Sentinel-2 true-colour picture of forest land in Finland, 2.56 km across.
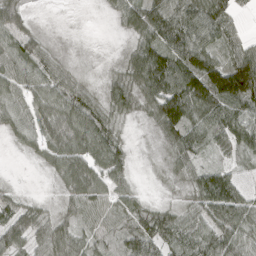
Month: April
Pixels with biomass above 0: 86%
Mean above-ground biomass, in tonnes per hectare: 60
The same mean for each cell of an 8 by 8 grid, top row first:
71 1 0 18 88 100 93 25
71 31 3 1 85 98 68 53
59 65 28 34 101 116 127 152
54 72 85 51 35 134 93 78
18 58 77 66 3 58 42 64
1 13 76 63 4 23 70 34
54 20 58 54 48 35 88 95
73 74 52 41 108 86 96 74
